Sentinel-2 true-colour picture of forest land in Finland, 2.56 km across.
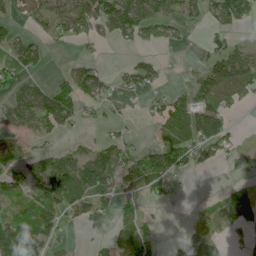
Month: June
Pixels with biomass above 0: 51%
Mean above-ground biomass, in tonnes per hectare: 44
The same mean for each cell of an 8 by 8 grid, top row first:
25 52 78 88 73 42 29 67
52 19 11 8 20 12 25 27
41 14 78 25 56 2 72 82
54 93 40 13 9 77 93 6
27 12 14 47 19 85 85 17
33 72 116 86 77 43 4 17
30 50 49 32 18 3 11 113
89 62 5 38 50 11 93 22
